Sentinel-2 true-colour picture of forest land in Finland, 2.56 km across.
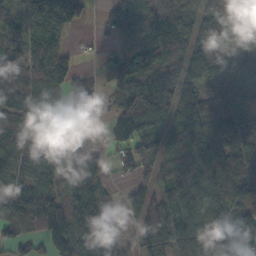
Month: October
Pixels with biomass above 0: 84%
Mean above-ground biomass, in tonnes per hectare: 111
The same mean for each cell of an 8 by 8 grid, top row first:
60 170 68 82 168 145 119 142
87 126 13 43 88 167 119 85
123 144 35 82 144 112 88 103
140 127 11 73 195 150 120 111
101 189 99 55 106 83 127 106
111 128 172 37 70 135 113 130
90 174 149 45 131 103 117 80
59 115 129 120 122 118 160 214
